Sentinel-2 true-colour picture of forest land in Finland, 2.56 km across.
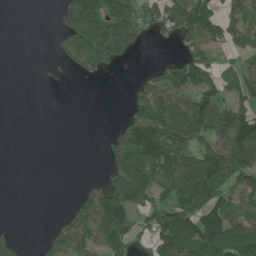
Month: June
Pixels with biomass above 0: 53%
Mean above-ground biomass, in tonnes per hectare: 83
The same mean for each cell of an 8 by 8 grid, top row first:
0 1 188 176 75 156 111 85
0 3 176 173 18 25 89 56
0 4 14 2 52 115 77 89
0 0 0 0 139 175 165 111
0 0 0 62 262 172 105 191
0 0 2 91 157 153 237 110
0 0 66 181 71 111 141 87
26 47 114 125 29 163 164 151
